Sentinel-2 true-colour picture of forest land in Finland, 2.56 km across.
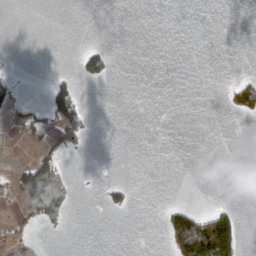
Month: March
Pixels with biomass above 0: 12%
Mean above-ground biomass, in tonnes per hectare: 18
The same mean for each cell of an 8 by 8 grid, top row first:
0 0 0 0 0 0 0 0
0 0 11 10 0 0 0 0
14 12 30 14 0 0 0 18
26 49 47 0 0 0 0 29
3 24 29 0 0 0 0 0
45 133 2 0 0 0 0 0
9 112 1 20 0 39 19 14
27 4 0 0 0 112 254 66
